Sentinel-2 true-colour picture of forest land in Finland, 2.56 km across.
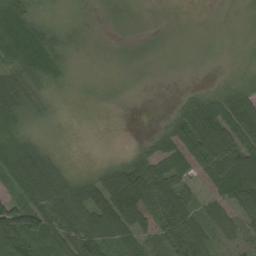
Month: August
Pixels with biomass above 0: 82%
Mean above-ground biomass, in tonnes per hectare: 38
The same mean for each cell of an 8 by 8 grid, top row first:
63 10 12 13 9 4 2 5
79 48 12 8 12 4 3 5
54 24 5 5 3 1 2 14
54 11 2 1 0 31 87 93
39 11 0 0 16 60 115 72
62 54 22 70 83 57 60 94
79 67 60 110 68 78 24 65
89 65 74 48 27 49 41 23
